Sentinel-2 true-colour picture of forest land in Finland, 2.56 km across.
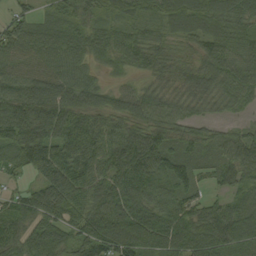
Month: September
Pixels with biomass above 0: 94%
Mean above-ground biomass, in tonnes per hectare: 88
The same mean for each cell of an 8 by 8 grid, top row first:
51 41 61 44 51 67 77 68
82 84 73 77 76 45 63 66
78 91 80 21 36 62 85 92
108 140 101 80 81 63 33 31
113 156 127 105 134 51 46 72
42 118 120 120 147 109 43 84
91 139 108 150 118 109 86 75
90 134 87 131 139 117 134 103
